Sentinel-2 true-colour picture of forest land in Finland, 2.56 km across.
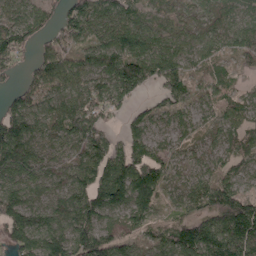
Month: April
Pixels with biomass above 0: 89%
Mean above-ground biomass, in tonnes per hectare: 78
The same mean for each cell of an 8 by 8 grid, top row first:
69 47 84 91 58 58 51 70
85 55 68 92 92 80 63 81
24 83 90 94 63 71 50 21
88 69 86 42 32 59 43 67
135 67 87 57 65 44 38 82
90 91 90 99 106 64 69 63
122 97 98 93 88 47 99 145
104 102 102 80 62 97 115 157
